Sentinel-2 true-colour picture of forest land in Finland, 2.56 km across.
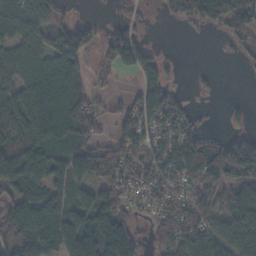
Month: November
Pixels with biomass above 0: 68%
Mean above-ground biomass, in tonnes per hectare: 71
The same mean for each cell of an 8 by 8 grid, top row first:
88 75 9 3 7 43 103 115
59 58 88 89 63 1 0 24
60 91 57 23 66 13 9 1
92 125 123 31 62 51 3 9
99 94 82 55 60 82 62 116
111 99 76 83 70 81 145 137
87 108 71 91 34 81 95 124
78 93 130 137 34 135 78 82
